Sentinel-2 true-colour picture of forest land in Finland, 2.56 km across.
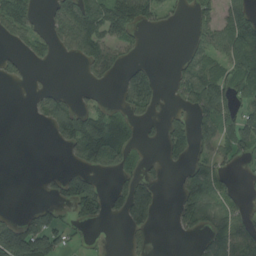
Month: August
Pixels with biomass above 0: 44%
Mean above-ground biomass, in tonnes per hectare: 53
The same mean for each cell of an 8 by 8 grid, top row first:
89 39 136 116 79 16 40 91
20 41 93 80 15 2 66 95
23 2 8 25 74 35 109 69
0 79 79 55 41 24 76 65
0 7 145 140 18 64 45 81
0 15 66 30 38 13 76 9
3 47 81 39 105 39 94 35
172 104 6 2 14 6 48 73
